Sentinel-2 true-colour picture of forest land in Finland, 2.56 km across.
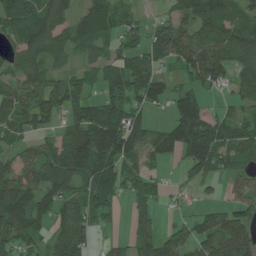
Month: June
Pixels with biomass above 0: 77%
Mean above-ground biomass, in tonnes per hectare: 88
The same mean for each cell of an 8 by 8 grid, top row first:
124 108 74 103 27 79 119 74
62 97 70 58 91 120 119 104
69 92 74 101 132 44 101 70
99 93 93 137 68 92 59 51
52 57 154 176 122 121 148 106
97 115 113 128 87 12 77 50
150 95 113 62 80 14 30 74
92 59 98 26 75 82 90 101
